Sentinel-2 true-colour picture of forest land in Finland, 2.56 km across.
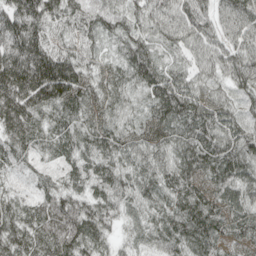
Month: April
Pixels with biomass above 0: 99%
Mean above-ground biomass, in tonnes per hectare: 60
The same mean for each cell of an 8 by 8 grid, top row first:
81 70 65 53 57 72 61 77
75 73 54 20 58 38 58 69
105 124 81 45 66 70 46 61
92 46 47 46 39 85 84 54
58 36 51 60 56 62 86 75
25 31 49 59 49 67 69 64
47 51 56 48 34 59 75 62
66 66 67 32 27 61 71 59
